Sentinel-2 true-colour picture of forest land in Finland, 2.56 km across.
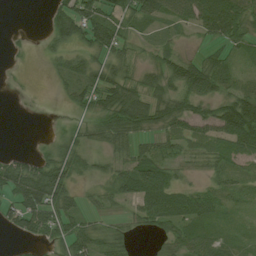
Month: August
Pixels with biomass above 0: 70%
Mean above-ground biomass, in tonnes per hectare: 40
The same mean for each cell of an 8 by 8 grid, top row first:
0 21 91 56 55 53 90 69
4 16 32 60 14 23 18 28
2 5 47 55 39 65 76 24
0 0 25 73 75 59 41 88
0 14 41 41 25 27 30 70
79 86 22 38 88 32 20 24
57 85 32 14 47 71 35 14
13 37 55 39 4 36 31 15
